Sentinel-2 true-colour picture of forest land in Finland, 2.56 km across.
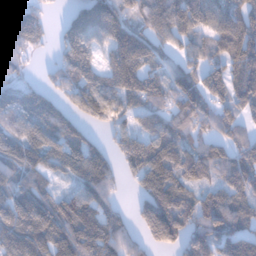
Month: January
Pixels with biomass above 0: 83%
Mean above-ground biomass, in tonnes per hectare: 92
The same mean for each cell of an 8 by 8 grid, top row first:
96 29 84 112 86 134 115 110
89 21 117 108 114 50 75 125
45 29 89 85 98 84 94 110
95 107 63 70 68 99 84 65
103 109 95 41 98 101 79 59
97 66 103 68 113 115 73 108
149 111 114 54 100 113 77 97
141 149 149 107 68 93 87 105
